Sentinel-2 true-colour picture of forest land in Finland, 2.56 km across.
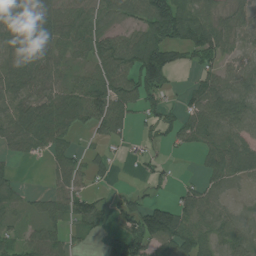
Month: July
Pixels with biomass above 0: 73%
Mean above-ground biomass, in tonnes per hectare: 58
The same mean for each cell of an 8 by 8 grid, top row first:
98 67 64 51 101 103 64 39
69 66 48 82 106 78 73 38
62 51 33 81 94 13 56 77
69 76 74 100 52 43 92 85
48 62 15 35 24 37 66 70
17 20 44 18 18 13 44 54
34 45 63 45 81 69 58 21
34 56 20 38 118 112 49 55
